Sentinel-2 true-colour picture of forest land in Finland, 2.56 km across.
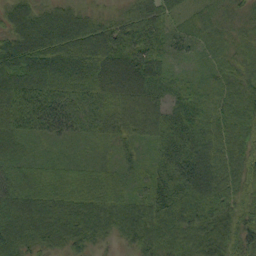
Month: September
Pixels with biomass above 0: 98%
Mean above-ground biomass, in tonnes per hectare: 47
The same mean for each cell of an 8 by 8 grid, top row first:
37 34 30 21 56 30 21 16
60 50 43 55 48 21 25 24
62 59 49 75 63 21 23 34
69 73 53 62 81 34 38 49
38 27 22 33 28 54 50 65
57 64 50 44 29 67 65 53
64 76 79 58 43 56 48 38
64 51 47 18 44 46 58 48
